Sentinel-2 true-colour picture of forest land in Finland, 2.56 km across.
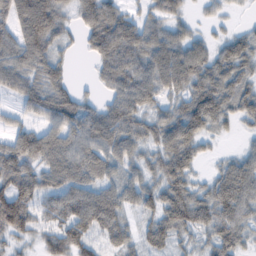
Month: February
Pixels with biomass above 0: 85%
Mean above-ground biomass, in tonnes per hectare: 61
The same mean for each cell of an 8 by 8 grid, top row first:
80 100 47 71 35 37 16 6
75 66 19 93 79 77 43 65
57 65 6 59 77 76 84 63
21 65 69 61 51 56 87 55
64 71 71 66 47 87 19 12
92 59 70 41 44 86 28 91
126 57 92 79 46 101 84 90
31 48 70 55 52 43 44 56
